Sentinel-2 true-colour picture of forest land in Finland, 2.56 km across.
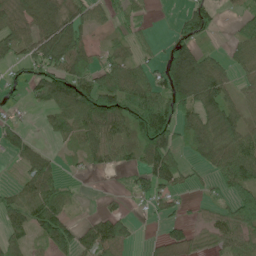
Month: June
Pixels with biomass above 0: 66%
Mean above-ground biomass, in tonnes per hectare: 53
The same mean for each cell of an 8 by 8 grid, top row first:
50 98 60 30 18 19 65 32
55 101 78 25 22 59 20 48
22 88 92 65 55 102 95 30
12 44 98 98 104 85 74 45
62 13 47 56 79 45 79 70
15 70 8 11 49 64 23 92
60 85 8 16 12 27 21 93
32 58 52 87 7 48 28 59
